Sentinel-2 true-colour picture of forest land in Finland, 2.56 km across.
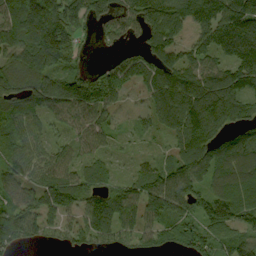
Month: September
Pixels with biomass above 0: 85%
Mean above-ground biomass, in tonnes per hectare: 101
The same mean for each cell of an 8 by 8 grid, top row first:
142 186 122 91 125 134 132 166
111 173 55 30 69 80 87 122
96 101 59 104 85 130 123 130
106 84 88 56 40 142 165 101
82 56 61 32 21 76 125 108
108 97 82 45 104 140 103 125
113 126 94 147 116 115 126 140
102 52 77 89 79 89 104 96
